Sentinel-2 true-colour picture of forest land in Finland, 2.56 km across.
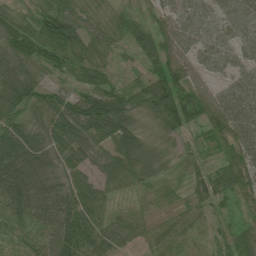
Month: July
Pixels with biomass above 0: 94%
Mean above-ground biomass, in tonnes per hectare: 64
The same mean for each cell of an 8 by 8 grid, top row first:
51 96 54 47 34 59 47 68
76 105 73 44 73 67 50 50
86 63 51 46 56 97 42 63
70 104 118 126 54 121 82 91
90 78 79 71 47 25 40 65
109 70 55 50 57 22 66 59
95 87 93 36 17 26 39 23
33 68 98 63 37 54 19 60
